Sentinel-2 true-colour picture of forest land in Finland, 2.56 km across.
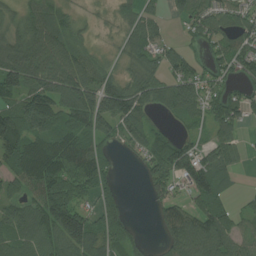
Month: July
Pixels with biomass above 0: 78%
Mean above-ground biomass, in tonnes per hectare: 81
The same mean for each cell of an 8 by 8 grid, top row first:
49 77 27 28 66 28 81 67
96 103 55 16 82 33 47 71
109 106 123 69 91 92 55 43
118 138 142 137 63 69 71 71
146 121 100 55 72 77 57 40
96 162 151 48 44 102 136 22
80 152 88 76 5 88 93 25
84 94 149 80 27 108 135 67
